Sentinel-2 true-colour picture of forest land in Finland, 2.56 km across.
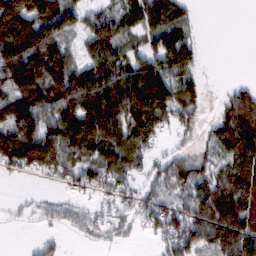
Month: February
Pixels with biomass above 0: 73%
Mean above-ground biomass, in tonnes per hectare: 88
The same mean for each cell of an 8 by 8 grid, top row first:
220 179 70 88 104 82 0 0
175 145 40 112 65 149 4 0
112 152 138 120 162 103 15 10
122 99 138 142 181 100 22 129
172 131 105 124 97 26 51 125
29 52 77 86 49 97 88 113
14 34 36 45 70 81 153 139
0 28 16 33 18 96 103 146
